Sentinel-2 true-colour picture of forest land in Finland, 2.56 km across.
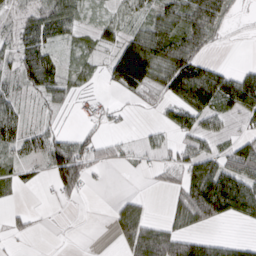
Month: March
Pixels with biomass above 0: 59%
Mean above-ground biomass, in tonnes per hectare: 42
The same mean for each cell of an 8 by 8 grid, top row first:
21 59 33 24 35 60 78 8
42 50 22 34 99 78 28 2
45 71 24 56 86 105 100 65
49 19 16 17 5 54 68 55
57 68 51 20 12 30 28 39
33 32 81 1 5 24 107 87
9 2 4 15 23 37 111 80
9 0 0 9 93 68 33 19
